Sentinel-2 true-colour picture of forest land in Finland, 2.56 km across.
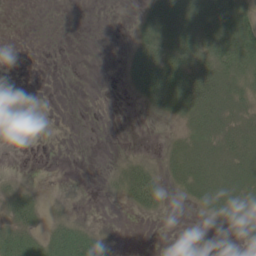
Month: June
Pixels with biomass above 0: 43%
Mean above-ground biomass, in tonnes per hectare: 18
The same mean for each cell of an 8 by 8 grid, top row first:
0 0 0 0 19 74 67 38
0 0 0 0 35 43 42 48
0 0 0 0 52 56 56 36
0 0 0 0 7 28 45 30
0 0 0 0 1 18 35 42
4 0 0 9 39 23 40 42
30 7 0 0 24 2 24 31
37 20 35 5 0 0 0 0
